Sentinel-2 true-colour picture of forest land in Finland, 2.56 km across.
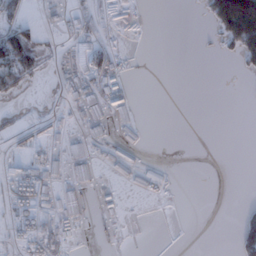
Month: January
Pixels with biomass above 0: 25%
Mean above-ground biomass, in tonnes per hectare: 22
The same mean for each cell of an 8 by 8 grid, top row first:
24 5 22 4 0 0 41 247
99 9 48 12 0 0 3 92
60 3 40 47 0 0 0 2
7 10 34 62 1 0 0 0
8 24 42 25 10 0 0 0
30 45 28 26 52 5 0 0
30 41 52 18 0 0 0 7
16 36 15 1 0 0 0 41
